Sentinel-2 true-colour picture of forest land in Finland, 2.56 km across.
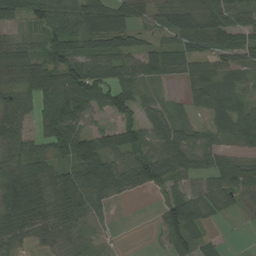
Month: August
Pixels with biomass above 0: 81%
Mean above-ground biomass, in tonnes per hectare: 60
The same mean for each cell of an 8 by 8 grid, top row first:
58 70 71 75 53 74 67 62
52 70 67 69 47 52 54 66
63 96 121 86 60 24 51 21
51 88 85 62 39 16 35 36
50 80 100 77 65 79 32 38
97 59 87 90 80 62 45 76
125 66 91 21 0 109 57 41
46 33 50 17 0 73 28 1
